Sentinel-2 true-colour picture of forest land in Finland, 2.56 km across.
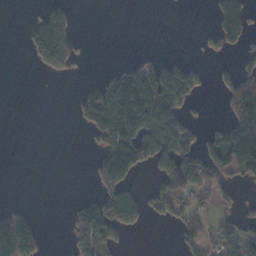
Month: November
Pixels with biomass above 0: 35%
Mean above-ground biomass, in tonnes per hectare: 60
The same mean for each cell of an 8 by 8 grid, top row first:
0 81 8 0 0 0 11 88
0 176 21 0 3 0 35 43
0 8 10 82 142 148 25 129
0 0 53 180 156 110 6 121
0 0 0 147 184 131 64 192
0 0 0 171 25 125 95 45
28 0 63 141 73 70 36 35
246 10 75 79 0 25 44 83
